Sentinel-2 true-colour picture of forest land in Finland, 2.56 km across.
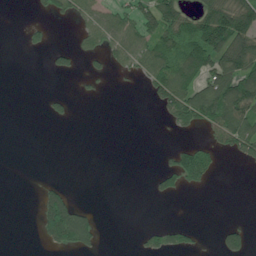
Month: July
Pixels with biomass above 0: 30%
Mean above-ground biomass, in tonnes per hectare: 37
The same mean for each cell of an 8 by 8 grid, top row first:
0 21 46 53 69 88 93 124
1 27 28 57 74 89 132 112
0 3 11 11 37 110 84 134
0 21 1 0 1 83 97 110
0 0 0 0 0 13 32 81
0 1 0 0 2 71 51 0
0 107 43 0 0 0 0 0
0 60 89 0 22 34 1 56
